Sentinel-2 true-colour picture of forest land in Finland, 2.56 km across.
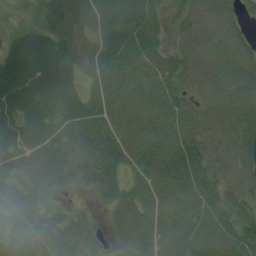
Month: July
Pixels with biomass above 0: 90%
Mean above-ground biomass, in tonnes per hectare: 59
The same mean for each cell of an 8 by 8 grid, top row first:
3 50 61 66 78 27 60 34
56 68 59 73 77 36 59 55
93 93 43 61 60 61 60 71
74 62 67 62 66 66 51 71
75 64 73 70 67 75 56 61
54 70 61 52 50 77 60 72
69 30 11 37 53 64 58 57
58 55 57 18 53 63 67 70
